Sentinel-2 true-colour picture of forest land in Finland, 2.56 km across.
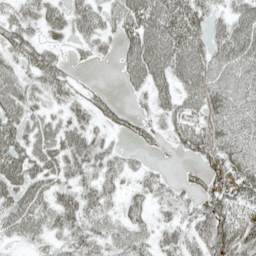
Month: May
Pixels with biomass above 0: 78%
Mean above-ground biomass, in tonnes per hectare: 47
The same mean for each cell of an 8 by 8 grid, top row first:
42 47 46 46 74 76 44 48
46 36 19 22 78 75 53 70
51 56 18 2 51 48 64 55
56 35 40 32 19 44 54 56
59 57 59 26 21 28 66 59
61 50 47 42 32 12 53 63
57 52 55 29 33 32 61 70
28 34 52 46 37 32 79 91
